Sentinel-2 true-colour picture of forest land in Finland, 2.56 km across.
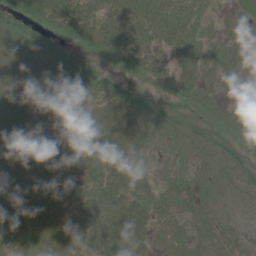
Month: June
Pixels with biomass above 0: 84%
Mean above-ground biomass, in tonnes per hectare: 17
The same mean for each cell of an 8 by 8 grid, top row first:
21 29 25 21 28 29 8 6
15 12 16 27 23 30 16 21
9 11 18 15 16 24 10 13
9 7 5 12 27 13 22 14
8 7 10 14 16 19 23 19
9 10 8 17 14 23 29 24
12 11 16 28 22 33 13 12
18 18 21 25 13 17 16 10
